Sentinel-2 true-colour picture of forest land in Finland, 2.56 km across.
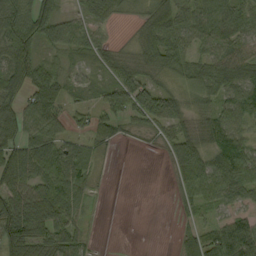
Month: September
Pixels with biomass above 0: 74%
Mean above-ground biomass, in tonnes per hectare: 59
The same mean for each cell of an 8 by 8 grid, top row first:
94 66 38 47 28 80 89 68
105 43 50 22 32 61 56 70
89 80 26 16 8 10 69 99
77 98 34 48 87 66 38 94
88 94 45 33 8 76 55 97
109 100 83 3 0 47 98 100
106 111 52 0 0 16 42 42
108 97 43 0 0 24 82 116
